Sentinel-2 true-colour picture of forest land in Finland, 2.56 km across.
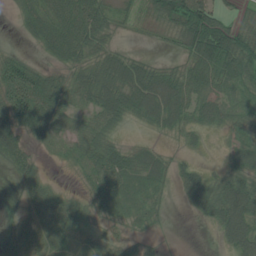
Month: July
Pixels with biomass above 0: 76%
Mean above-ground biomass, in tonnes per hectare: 46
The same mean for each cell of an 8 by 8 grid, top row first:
21 73 86 37 22 85 78 32
10 49 72 37 5 27 94 90
91 52 55 75 84 60 61 56
74 74 35 70 66 65 51 40
54 21 45 47 21 8 7 40
24 13 17 63 46 31 32 64
11 60 34 27 30 4 58 94
58 57 32 32 14 1 1 79
